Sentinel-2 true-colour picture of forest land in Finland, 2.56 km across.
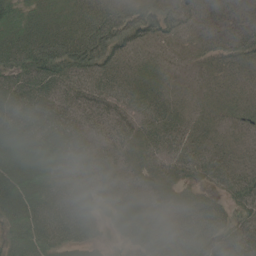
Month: May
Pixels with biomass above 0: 94%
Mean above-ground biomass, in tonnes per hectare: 45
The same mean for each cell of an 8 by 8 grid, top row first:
70 50 45 53 68 55 27 28
82 86 79 62 29 17 28 46
63 72 46 41 36 13 20 25
70 50 34 30 33 29 20 29
76 70 45 35 45 38 26 23
71 59 47 31 39 34 29 36
85 58 52 34 30 31 50 40
67 61 39 24 41 37 42 40
